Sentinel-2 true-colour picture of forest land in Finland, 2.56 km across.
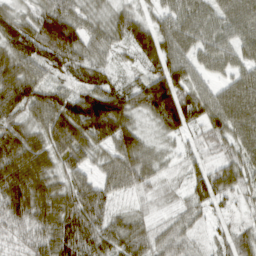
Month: March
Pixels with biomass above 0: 94%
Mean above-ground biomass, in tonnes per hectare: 64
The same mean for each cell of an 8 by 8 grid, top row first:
51 96 54 47 34 59 47 68
76 105 73 44 73 67 50 50
86 63 51 46 56 97 42 63
70 104 118 126 54 121 82 91
90 78 79 71 47 25 40 65
109 70 55 50 57 22 66 59
95 87 93 36 17 26 39 23
33 68 98 63 37 54 19 60
